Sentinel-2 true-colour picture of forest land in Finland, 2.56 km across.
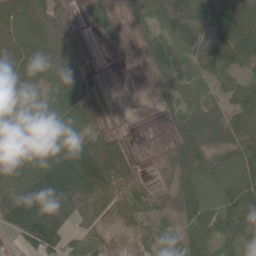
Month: May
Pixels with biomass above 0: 84%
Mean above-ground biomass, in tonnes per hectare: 61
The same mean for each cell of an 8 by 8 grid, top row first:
86 74 19 34 40 63 54 68
87 67 38 19 32 83 40 66
73 81 72 10 4 67 52 45
69 79 83 11 1 41 70 74
77 77 101 69 10 51 58 51
79 139 161 99 25 48 73 73
99 137 66 45 40 43 76 75
30 122 39 30 35 36 61 50
